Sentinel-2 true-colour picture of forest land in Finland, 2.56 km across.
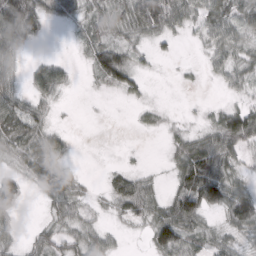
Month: March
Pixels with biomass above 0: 67%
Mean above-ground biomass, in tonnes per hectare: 40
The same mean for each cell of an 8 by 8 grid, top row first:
119 43 34 43 109 56 53 52
52 1 17 64 19 10 29 38
21 61 5 66 22 2 9 33
63 23 1 1 14 3 12 65
61 58 1 0 0 30 56 79
32 74 15 31 24 47 136 28
35 21 28 23 63 81 81 112
23 47 44 21 10 104 38 26
